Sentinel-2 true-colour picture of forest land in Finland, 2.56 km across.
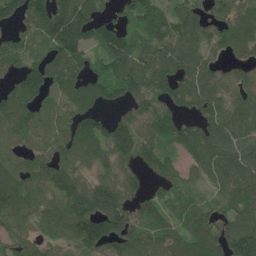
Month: June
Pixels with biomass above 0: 86%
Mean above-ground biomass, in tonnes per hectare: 102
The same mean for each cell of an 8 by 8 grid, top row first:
111 161 153 53 119 103 70 92
109 96 131 130 98 120 88 82
77 140 91 125 120 121 100 79
121 78 101 41 108 76 96 94
72 82 124 122 109 86 129 111
100 110 88 105 58 70 89 105
119 85 142 171 84 65 64 98
91 66 112 109 98 88 126 152
